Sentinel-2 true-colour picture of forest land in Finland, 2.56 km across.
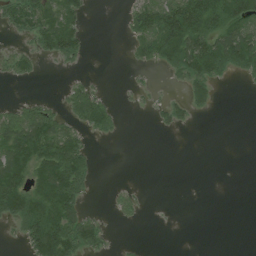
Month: July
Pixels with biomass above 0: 41%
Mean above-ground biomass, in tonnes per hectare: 47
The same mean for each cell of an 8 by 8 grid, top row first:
70 82 45 0 84 123 137 135
26 55 45 0 73 148 120 149
30 1 16 0 6 18 91 18
43 58 79 47 6 40 20 0
126 123 65 6 0 0 0 0
118 127 103 0 0 0 0 0
112 124 54 14 11 0 0 0
17 159 98 10 2 0 0 0
